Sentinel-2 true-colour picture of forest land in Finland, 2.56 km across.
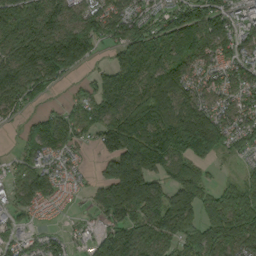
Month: September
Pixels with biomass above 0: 86%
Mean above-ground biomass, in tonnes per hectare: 125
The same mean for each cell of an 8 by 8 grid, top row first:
161 150 97 120 94 133 161 85
186 234 211 82 196 148 123 102
175 159 31 105 133 157 91 98
69 42 80 130 158 177 146 88
30 121 50 123 202 202 256 67
72 114 31 172 208 118 41 57
76 54 14 173 212 216 107 203
65 77 25 149 145 135 168 165
